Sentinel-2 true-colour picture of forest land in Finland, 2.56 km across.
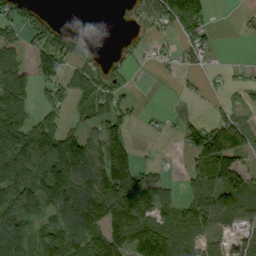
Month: September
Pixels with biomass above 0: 62%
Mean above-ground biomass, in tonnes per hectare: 82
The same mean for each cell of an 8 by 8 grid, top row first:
82 37 0 0 77 139 51 13
58 122 42 7 19 46 62 0
107 74 71 59 1 16 13 17
148 62 53 81 14 7 15 39
126 141 96 128 5 10 163 113
126 161 129 207 88 13 192 98
213 115 137 117 68 92 165 101
162 121 126 134 154 102 58 61
